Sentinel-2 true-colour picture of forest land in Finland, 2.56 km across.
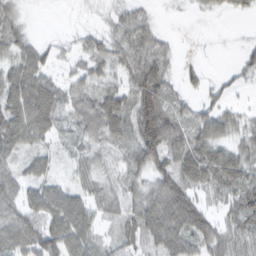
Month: February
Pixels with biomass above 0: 80%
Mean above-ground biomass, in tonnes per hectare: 41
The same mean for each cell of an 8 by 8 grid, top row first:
24 1 8 24 28 5 12 18
35 23 21 46 60 13 5 13
53 36 31 26 82 23 21 15
64 62 50 68 77 46 41 22
48 28 34 45 75 58 67 39
41 36 34 30 38 66 62 62
43 56 48 35 58 79 34 57
48 63 53 21 40 58 59 27
